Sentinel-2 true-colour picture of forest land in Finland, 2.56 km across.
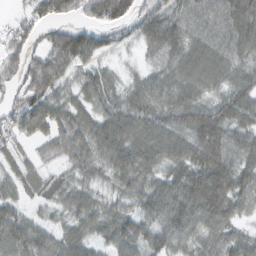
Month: February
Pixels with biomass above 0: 90%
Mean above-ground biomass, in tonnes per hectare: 68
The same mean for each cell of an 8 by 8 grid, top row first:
24 63 34 89 62 55 65 103
62 77 113 33 34 65 70 74
43 108 48 43 47 69 65 67
58 85 67 81 81 76 78 85
34 44 86 101 87 88 118 72
47 33 43 60 72 68 129 81
54 36 68 52 74 94 110 58
74 52 69 73 91 67 53 56
